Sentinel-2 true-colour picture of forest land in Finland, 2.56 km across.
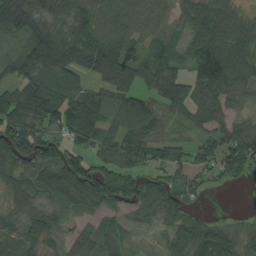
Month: August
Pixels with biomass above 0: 85%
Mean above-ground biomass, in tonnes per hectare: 75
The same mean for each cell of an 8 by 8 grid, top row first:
116 75 88 91 78 59 99 56
32 140 101 118 54 67 104 93
82 92 47 77 74 89 110 93
107 111 133 70 104 56 81 37
139 98 76 89 93 41 63 122
56 66 122 104 69 61 45 38
41 51 43 48 62 72 11 4
57 56 73 53 11 70 92 44
